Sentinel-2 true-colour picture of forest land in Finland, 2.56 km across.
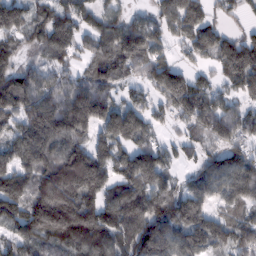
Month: February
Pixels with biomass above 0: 87%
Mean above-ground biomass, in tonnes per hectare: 121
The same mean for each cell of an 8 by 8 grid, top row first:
118 84 111 77 55 159 80 47
54 123 92 143 159 65 120 138
127 105 103 113 80 166 65 165
131 201 252 146 106 98 156 102
88 159 135 131 99 49 63 100
125 142 232 109 152 59 102 139
122 182 160 142 159 140 84 106
99 102 178 148 147 119 124 131
